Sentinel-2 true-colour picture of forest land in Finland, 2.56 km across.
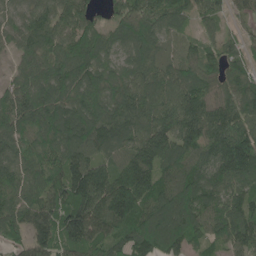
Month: June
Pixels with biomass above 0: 94%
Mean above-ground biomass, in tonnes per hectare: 112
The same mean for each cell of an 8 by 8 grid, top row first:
42 88 98 58 125 79 61 33
59 114 116 77 122 38 53 55
70 132 110 95 107 99 81 91
129 121 140 133 136 147 121 126
96 129 164 130 143 136 136 171
82 110 140 113 146 116 106 116
99 124 166 184 138 171 108 118
61 139 166 110 159 149 83 121
